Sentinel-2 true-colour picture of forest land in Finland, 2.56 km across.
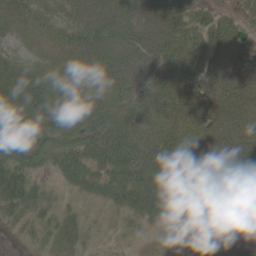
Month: June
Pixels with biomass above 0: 90%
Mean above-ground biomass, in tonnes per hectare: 58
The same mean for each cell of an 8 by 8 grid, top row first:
52 39 64 81 80 72 47 40
18 23 63 56 79 87 83 72
65 47 55 60 79 85 90 96
92 83 64 55 60 71 91 85
62 54 63 83 85 75 70 82
69 19 40 58 83 81 84 84
37 26 17 24 56 62 68 51
3 17 19 4 4 23 45 57
